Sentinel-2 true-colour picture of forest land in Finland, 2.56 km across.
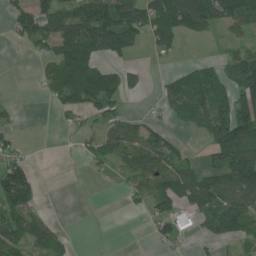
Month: June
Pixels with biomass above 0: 55%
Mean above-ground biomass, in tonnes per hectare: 64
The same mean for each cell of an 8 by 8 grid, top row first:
70 92 136 144 112 133 126 116
8 53 158 116 29 34 2 46
1 48 154 104 23 52 89 107
13 5 61 62 17 50 99 115
31 0 19 71 104 36 45 136
115 0 0 22 85 116 78 137
108 9 0 0 28 66 98 115
89 88 4 0 3 38 28 51
